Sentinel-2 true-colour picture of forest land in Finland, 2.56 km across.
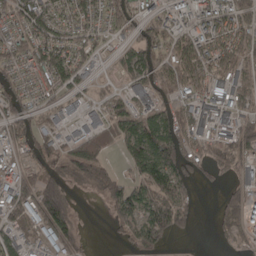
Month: April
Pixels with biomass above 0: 68%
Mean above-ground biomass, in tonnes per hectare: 60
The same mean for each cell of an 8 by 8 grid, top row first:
75 70 66 72 43 39 48 79
69 79 65 20 95 69 70 82
51 49 37 17 68 82 73 64
76 36 32 55 53 60 81 59
53 60 77 48 121 106 59 86
46 44 54 53 83 111 22 45
76 140 5 63 100 109 0 86
48 63 33 11 77 23 1 33
